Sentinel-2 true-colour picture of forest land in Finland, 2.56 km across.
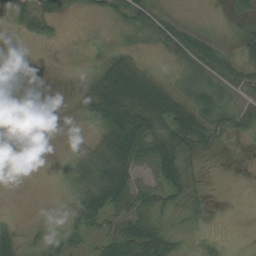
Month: August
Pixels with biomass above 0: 60%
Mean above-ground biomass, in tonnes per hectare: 31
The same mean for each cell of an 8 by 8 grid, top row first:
25 41 7 23 53 16 1 17
0 5 1 19 12 61 61 37
0 0 9 113 72 20 55 55
5 2 25 106 85 84 63 51
4 0 8 71 64 70 40 3
0 0 39 77 17 54 3 0
0 2 49 54 40 30 15 0
30 28 23 50 76 29 9 0
